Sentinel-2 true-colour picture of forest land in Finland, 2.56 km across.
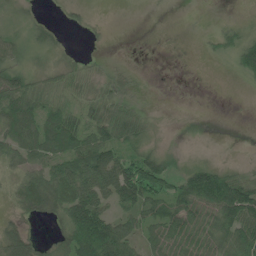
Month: June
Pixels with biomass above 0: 62%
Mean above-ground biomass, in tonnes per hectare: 42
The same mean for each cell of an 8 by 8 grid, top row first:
12 6 9 0 0 0 1 2
34 26 2 3 1 0 9 59
50 28 30 32 3 0 0 11
81 58 48 61 21 0 0 0
66 76 73 76 33 3 1 0
25 67 106 111 121 48 79 38
22 63 127 53 61 86 72 136
63 18 102 138 55 69 63 72
